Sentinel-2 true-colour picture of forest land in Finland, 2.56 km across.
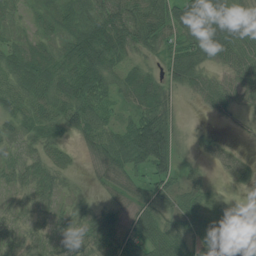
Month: July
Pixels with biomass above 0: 87%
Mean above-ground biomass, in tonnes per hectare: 55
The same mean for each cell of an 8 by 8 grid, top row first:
31 37 67 84 84 78 103 108
44 38 91 77 52 53 86 78
72 73 94 53 55 64 49 53
62 63 89 36 63 31 23 25
30 47 25 70 151 57 19 8
37 53 12 44 47 50 21 34
22 29 32 37 65 57 59 15
23 38 37 67 79 80 74 79
